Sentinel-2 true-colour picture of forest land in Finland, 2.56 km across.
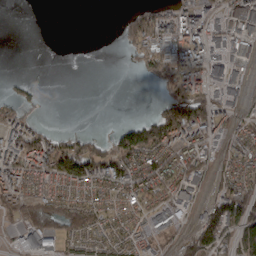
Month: March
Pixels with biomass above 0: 58%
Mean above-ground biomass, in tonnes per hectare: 46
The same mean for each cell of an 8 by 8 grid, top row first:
0 0 0 0 88 64 47 42
0 0 0 1 72 50 46 23
16 0 0 0 15 54 43 12
46 3 0 0 6 108 70 28
78 85 59 53 133 80 49 59
87 95 119 83 90 84 31 68
65 75 78 58 57 23 52 92
10 28 49 45 41 24 93 95
